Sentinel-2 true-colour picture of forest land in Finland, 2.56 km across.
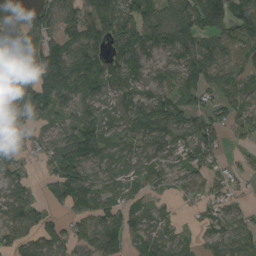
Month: August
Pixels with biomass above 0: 83%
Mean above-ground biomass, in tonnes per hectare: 90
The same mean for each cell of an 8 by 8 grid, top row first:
62 103 92 129 100 118 190 121
101 139 153 99 129 117 93 81
97 168 181 95 91 85 95 83
131 75 94 57 85 102 80 78
139 81 166 68 79 103 96 21
78 53 125 61 75 48 68 41
96 49 80 81 41 15 45 46
86 94 82 96 54 55 52 76
